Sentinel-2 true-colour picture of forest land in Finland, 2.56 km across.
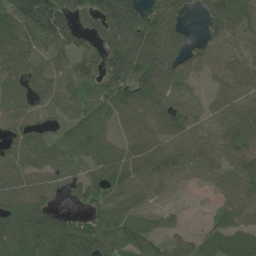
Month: June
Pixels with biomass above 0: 88%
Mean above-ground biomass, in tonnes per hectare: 99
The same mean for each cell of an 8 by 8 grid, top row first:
143 223 108 183 140 127 104 137
118 96 98 142 158 133 102 58
69 76 92 148 164 100 45 96
81 39 89 94 87 90 42 72
89 83 112 69 85 63 66 105
79 52 48 100 101 71 70 114
106 102 51 105 77 27 26 128
133 176 179 111 92 51 85 99
